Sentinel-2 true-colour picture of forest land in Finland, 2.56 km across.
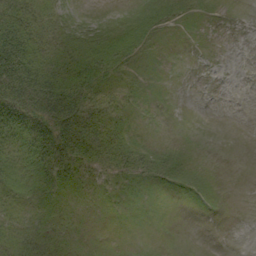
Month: September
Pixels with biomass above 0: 56%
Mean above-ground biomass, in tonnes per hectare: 14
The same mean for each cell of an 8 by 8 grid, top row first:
27 13 7 9 17 11 3 0
47 22 22 27 11 0 0 0
59 39 31 17 5 0 0 0
49 45 38 18 3 0 0 0
28 39 35 28 12 3 0 0
27 27 19 15 17 16 4 0
12 14 5 3 2 0 2 0
23 15 5 0 1 0 0 0
